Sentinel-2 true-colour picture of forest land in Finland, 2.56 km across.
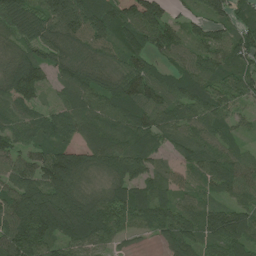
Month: June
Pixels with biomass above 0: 92%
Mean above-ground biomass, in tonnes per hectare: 86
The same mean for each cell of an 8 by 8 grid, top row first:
108 108 153 118 168 36 74 61
61 79 61 61 70 72 94 80
109 46 88 68 99 74 91 88
58 45 87 87 93 85 91 44
68 63 71 84 73 62 74 37
100 132 107 101 89 42 84 99
130 170 155 110 80 71 72 81
134 97 113 71 20 106 79 100
